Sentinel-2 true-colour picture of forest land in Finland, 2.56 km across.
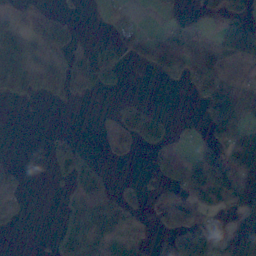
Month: November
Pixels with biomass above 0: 48%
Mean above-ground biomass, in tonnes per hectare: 53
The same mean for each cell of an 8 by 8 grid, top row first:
44 83 12 12 2 22 29 60
105 79 47 53 59 89 37 69
88 60 69 57 0 25 107 37
0 1 0 30 88 3 69 100
0 21 45 20 67 24 48 93
33 14 111 31 16 56 99 111
25 0 103 109 44 132 40 85
0 15 114 77 36 61 70 140
